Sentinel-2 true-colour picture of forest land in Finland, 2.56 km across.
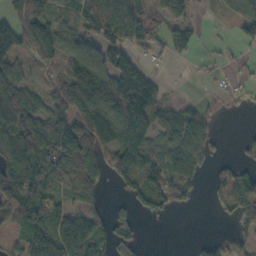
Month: October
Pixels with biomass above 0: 67%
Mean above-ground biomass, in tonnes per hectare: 75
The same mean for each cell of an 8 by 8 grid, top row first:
72 102 94 115 71 55 11 54
101 98 112 103 52 53 7 28
85 46 116 148 96 2 15 24
109 75 145 139 81 55 35 10
102 109 132 137 99 96 57 13
123 110 94 57 121 111 27 78
123 118 65 27 40 39 9 65
39 138 179 97 19 0 17 47
